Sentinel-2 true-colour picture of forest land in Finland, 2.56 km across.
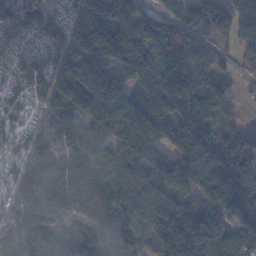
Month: November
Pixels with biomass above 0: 92%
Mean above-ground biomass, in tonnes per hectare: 115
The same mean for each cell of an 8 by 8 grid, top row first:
124 117 103 153 106 74 132 103
68 74 131 175 153 188 52 45
50 78 193 117 114 220 168 31
67 51 112 149 119 140 206 25
75 64 81 105 189 152 176 148
86 102 96 140 121 183 118 126
86 107 117 167 107 77 106 103
112 142 128 108 91 147 108 74
